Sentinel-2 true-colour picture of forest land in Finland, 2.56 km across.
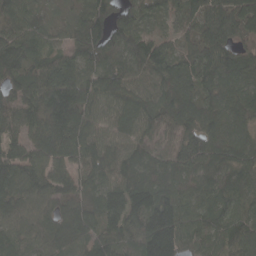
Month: April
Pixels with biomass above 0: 96%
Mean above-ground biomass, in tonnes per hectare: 94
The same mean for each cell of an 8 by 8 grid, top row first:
86 27 49 108 55 44 93 99
118 53 86 97 91 47 93 66
91 127 108 116 86 106 83 104
92 140 132 81 112 103 84 92
74 121 137 89 86 79 118 99
115 120 97 102 109 103 87 96
79 69 92 111 150 119 82 72
59 62 91 95 151 148 74 89
